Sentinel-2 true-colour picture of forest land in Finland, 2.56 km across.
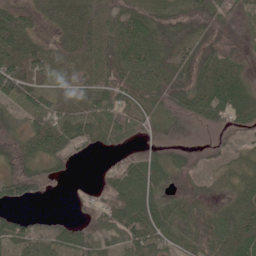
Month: June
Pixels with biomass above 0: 83%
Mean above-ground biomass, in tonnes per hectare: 51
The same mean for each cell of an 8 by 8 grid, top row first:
61 44 65 36 57 56 66 17
76 43 58 48 77 50 73 25
79 29 30 57 81 81 80 50
33 74 48 68 43 47 56 58
49 62 48 31 33 38 16 18
57 28 3 46 78 35 16 38
23 6 14 77 93 55 41 58
57 70 64 50 78 35 77 89
